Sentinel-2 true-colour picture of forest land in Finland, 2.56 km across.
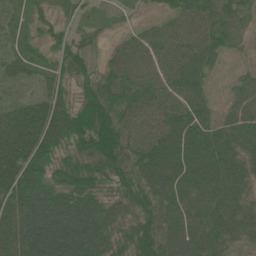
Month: June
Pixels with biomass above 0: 93%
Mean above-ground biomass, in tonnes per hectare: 73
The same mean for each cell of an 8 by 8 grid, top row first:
17 31 24 17 14 56 81 65
22 37 68 27 70 81 85 27
29 44 60 72 71 81 39 31
51 86 101 95 71 83 51 64
93 111 90 135 86 101 98 76
101 87 101 83 90 92 94 74
79 95 107 71 84 77 67 63
95 126 128 83 100 77 80 53
